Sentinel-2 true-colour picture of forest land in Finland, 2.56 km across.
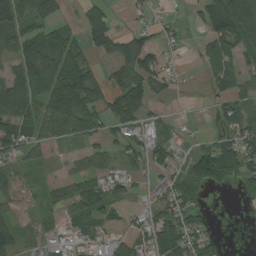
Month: August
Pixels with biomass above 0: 62%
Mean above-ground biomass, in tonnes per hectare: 52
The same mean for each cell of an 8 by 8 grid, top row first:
75 38 30 34 21 12 98 113
67 74 45 71 95 15 55 70
80 74 100 64 82 24 42 59
90 81 96 69 53 9 8 74
87 44 31 38 60 38 28 81
30 13 54 52 28 51 63 55
17 29 63 54 25 83 20 8
66 35 48 28 49 116 45 0
